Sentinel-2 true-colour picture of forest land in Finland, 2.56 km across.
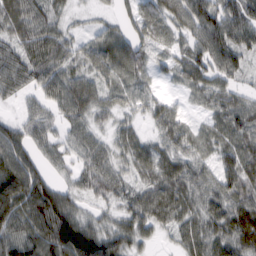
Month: February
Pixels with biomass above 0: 90%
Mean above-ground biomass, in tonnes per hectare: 58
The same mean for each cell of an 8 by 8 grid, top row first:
74 54 11 22 45 67 93 87
63 75 39 66 62 30 89 72
68 67 54 46 35 27 59 34
18 41 58 40 32 32 28 67
79 43 50 38 39 46 33 62
115 46 44 53 48 62 43 78
92 121 43 29 66 62 50 70
92 117 138 68 38 26 62 72
